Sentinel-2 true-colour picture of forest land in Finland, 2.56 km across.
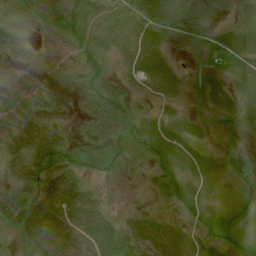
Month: July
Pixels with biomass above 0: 77%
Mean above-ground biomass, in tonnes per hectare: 32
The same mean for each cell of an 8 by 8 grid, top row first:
30 47 44 25 30 31 3 15
28 39 67 31 30 8 43 53
34 13 33 46 37 34 32 24
35 12 21 54 20 18 17 24
39 51 23 22 39 55 17 2
43 64 42 9 13 36 38 7
41 61 69 15 10 18 18 20
14 72 75 55 46 43 17 17
